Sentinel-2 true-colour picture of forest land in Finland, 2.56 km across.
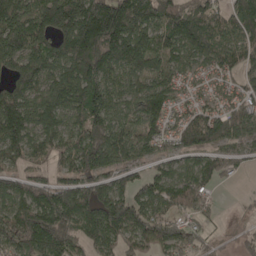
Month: April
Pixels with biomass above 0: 89%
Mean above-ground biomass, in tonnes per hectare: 130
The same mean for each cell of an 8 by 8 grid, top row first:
162 188 222 293 193 157 132 170
151 149 218 200 164 116 140 133
121 125 205 106 108 71 54 79
196 145 157 118 130 67 84 119
144 113 132 165 87 77 114 82
92 73 121 101 67 83 125 42
127 219 187 189 134 92 71 10
150 228 131 107 135 145 53 42
